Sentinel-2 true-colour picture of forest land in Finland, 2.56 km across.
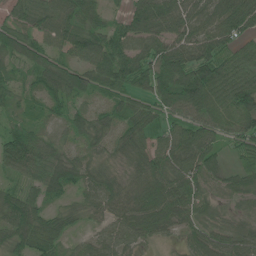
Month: June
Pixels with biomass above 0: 92%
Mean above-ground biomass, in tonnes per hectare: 68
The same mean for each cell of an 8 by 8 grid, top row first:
64 100 99 26 85 96 81 112
68 70 97 91 68 83 85 65
48 81 80 80 80 120 133 103
39 34 40 39 63 65 86 101
104 60 41 39 52 90 81 54
47 86 48 32 63 85 56 45
97 44 29 50 80 87 37 21
76 87 29 61 44 21 67 67
